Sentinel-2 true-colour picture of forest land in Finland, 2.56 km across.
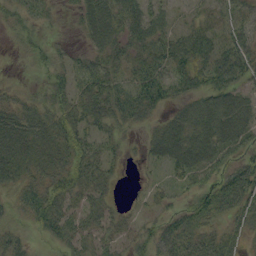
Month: September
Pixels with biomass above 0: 78%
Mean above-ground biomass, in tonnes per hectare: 33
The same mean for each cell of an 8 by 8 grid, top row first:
25 16 29 48 44 14 22 32
8 16 13 45 46 45 45 41
4 22 31 38 45 40 42 36
36 39 42 48 39 22 45 51
53 44 38 24 19 53 52 40
38 43 46 24 6 23 33 45
25 51 33 24 11 19 42 43
27 16 36 24 24 48 43 22
